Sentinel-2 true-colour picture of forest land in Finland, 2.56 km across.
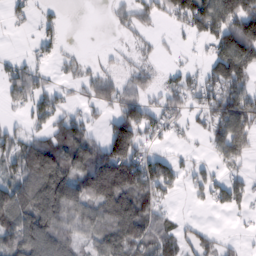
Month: February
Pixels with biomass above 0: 62%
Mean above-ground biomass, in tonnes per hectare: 72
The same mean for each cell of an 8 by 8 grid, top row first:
25 21 0 22 48 79 149 179
1 30 4 8 17 8 33 179
64 25 34 53 48 41 68 94
18 86 43 55 90 48 84 147
83 92 131 149 62 21 37 119
88 164 108 190 146 67 48 40
128 148 86 120 99 13 20 34
114 126 52 102 105 65 40 12
